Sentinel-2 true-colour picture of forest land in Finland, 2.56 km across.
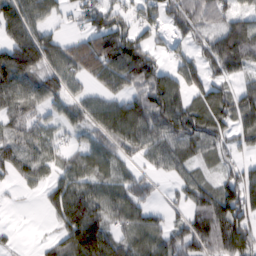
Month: February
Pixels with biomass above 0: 80%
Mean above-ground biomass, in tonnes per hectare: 75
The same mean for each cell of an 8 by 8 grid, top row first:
123 54 44 78 62 80 61 51
136 93 102 122 76 33 69 122
127 77 58 93 109 98 65 50
74 44 65 99 118 123 84 82
61 67 41 77 87 86 75 42
40 40 76 60 45 43 29 70
5 39 129 85 63 31 92 115
13 25 152 86 67 76 88 116
